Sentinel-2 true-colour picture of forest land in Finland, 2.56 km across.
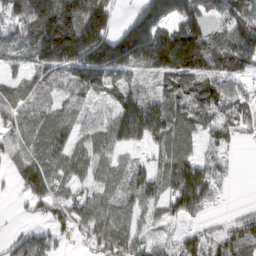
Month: March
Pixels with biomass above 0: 84%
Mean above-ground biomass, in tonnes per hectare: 86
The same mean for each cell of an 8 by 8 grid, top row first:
104 205 203 72 171 151 77 88
46 188 224 215 235 201 141 114
44 69 72 81 39 92 115 53
76 50 45 61 80 77 68 54
80 83 52 83 39 95 44 28
72 99 46 37 61 112 100 6
10 97 74 57 65 75 55 16
47 55 30 87 57 45 71 123
